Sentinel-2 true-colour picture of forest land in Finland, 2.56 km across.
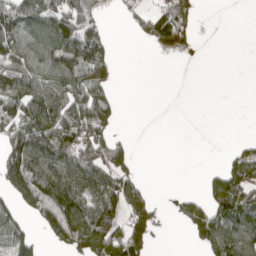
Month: April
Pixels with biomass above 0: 50%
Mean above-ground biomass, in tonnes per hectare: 60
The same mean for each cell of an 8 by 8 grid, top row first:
138 138 98 4 39 110 0 0
100 125 155 26 10 48 0 0
108 104 137 45 0 0 0 0
79 109 103 44 0 0 0 0
106 93 95 72 0 0 0 14
125 98 108 77 9 0 22 73
47 114 99 89 78 18 79 105
54 44 106 96 72 0 92 105
